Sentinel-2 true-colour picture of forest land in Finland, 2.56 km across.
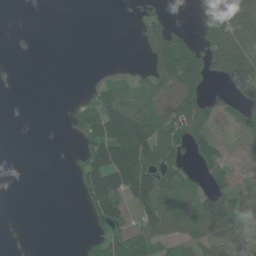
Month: June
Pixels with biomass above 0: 37%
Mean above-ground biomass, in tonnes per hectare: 41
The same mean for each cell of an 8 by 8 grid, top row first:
0 0 0 0 38 4 101 103
10 0 0 0 31 116 78 87
6 0 3 57 49 123 55 90
0 0 95 138 89 97 66 56
0 1 54 155 117 68 61 23
0 0 70 130 119 86 61 35
0 0 13 27 41 31 0 5
0 0 0 0 0 0 0 4
